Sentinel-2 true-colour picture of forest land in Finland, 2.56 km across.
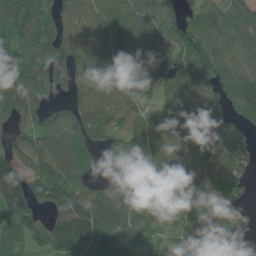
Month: June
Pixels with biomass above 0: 88%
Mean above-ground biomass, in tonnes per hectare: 88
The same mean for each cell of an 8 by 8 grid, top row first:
131 87 90 107 102 84 85 95
86 103 94 110 125 123 117 67
111 79 58 79 121 121 95 105
85 63 91 90 69 114 81 99
64 80 83 54 79 73 56 58
171 122 75 28 61 64 53 59
161 97 150 122 55 68 41 47
66 109 157 85 64 44 72 49
